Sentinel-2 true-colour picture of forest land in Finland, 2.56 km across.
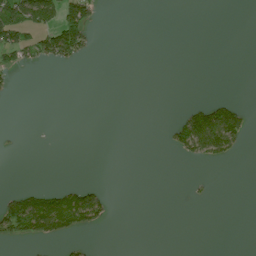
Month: July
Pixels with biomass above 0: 14%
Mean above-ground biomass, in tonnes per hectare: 21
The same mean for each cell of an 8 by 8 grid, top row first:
111 89 91 0 0 0 0 0
98 91 77 0 0 0 0 0
7 0 0 0 0 0 0 0
0 0 0 0 0 8 93 44
1 0 0 0 0 51 107 36
0 0 0 0 0 0 3 0
91 110 121 15 0 0 1 0
31 45 8 0 0 0 0 0
